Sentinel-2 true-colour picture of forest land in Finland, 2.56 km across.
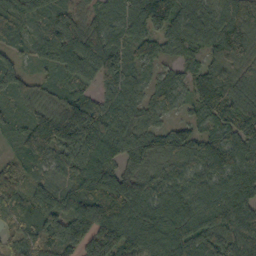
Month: October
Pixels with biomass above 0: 95%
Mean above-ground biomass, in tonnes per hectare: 92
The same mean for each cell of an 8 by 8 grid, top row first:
93 94 67 78 98 97 75 97
50 78 111 117 57 62 67 90
83 33 59 102 59 58 109 102
48 77 143 90 75 34 88 113
43 125 177 123 92 103 91 100
68 52 121 103 90 90 101 105
90 88 139 116 122 108 120 104
62 102 104 124 101 105 116 114
